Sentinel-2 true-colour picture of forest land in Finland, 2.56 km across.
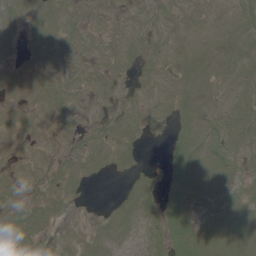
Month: June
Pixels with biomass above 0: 74%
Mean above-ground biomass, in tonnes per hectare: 9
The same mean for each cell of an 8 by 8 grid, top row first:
5 7 7 7 8 10 10 15
4 6 6 9 10 11 11 12
7 7 6 8 6 10 10 15
3 7 5 8 10 10 11 17
2 4 6 11 5 10 12 15
6 7 7 2 6 11 13 10
10 13 1 3 12 12 10 11
16 4 4 8 9 12 12 12
